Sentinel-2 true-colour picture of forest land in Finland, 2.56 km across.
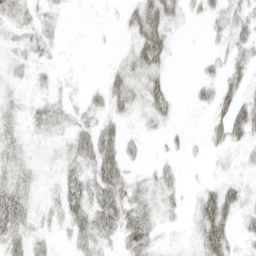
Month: April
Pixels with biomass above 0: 61%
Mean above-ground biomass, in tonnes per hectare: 17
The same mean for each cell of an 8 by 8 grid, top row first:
21 11 0 1 42 20 15 20
10 12 0 1 51 7 4 20
8 7 4 19 34 2 12 17
12 22 13 21 20 12 10 29
19 6 23 29 8 5 10 13
24 4 26 45 8 10 2 6
46 9 31 45 22 9 31 22
27 10 18 15 36 3 37 10
